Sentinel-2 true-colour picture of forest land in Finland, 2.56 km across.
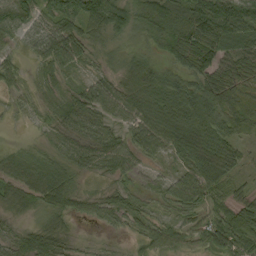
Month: September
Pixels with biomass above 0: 87%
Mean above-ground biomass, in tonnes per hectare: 49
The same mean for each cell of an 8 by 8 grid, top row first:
99 60 80 78 56 61 122 96
32 67 60 13 16 48 91 66
33 32 21 34 73 46 73 59
20 20 54 53 61 73 87 80
9 18 48 57 61 23 62 23
54 76 24 37 23 36 43 18
22 43 29 44 25 48 58 71
35 46 11 8 36 42 57 85
